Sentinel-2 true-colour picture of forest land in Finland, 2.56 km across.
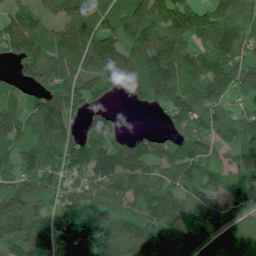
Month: July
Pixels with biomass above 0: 89%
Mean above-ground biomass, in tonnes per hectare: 111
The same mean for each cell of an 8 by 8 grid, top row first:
107 48 97 79 151 146 116 127
125 131 135 141 140 131 129 108
48 97 104 96 113 145 158 97
58 152 63 36 17 81 125 55
79 166 105 96 65 88 95 135
142 134 71 143 119 85 89 99
187 80 86 101 121 107 96 68
154 158 134 201 237 125 94 106
